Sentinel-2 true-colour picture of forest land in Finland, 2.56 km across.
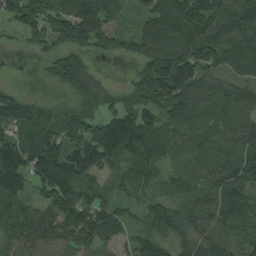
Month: August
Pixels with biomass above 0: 87%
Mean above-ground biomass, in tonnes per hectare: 104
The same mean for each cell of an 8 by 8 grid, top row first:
100 105 175 95 79 164 152 144
12 55 92 72 106 163 146 167
3 35 100 11 94 164 96 82
147 59 91 81 119 112 75 104
156 135 125 185 146 65 77 120
160 159 148 48 77 50 89 133
98 101 138 84 72 81 110 169
87 106 92 67 86 82 123 67
